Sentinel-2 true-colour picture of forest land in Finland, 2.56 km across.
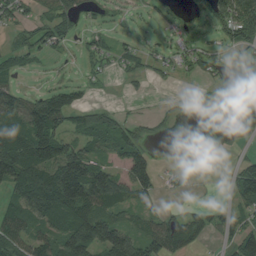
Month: August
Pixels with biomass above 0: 60%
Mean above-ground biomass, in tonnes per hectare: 55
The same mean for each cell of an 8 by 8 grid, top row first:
42 34 42 17 13 10 41 117
30 39 13 36 20 23 26 52
30 12 17 10 24 15 21 12
75 125 54 28 4 17 25 49
137 122 69 71 43 9 39 68
138 120 156 60 80 12 1 57
92 140 141 74 41 10 26 46
76 79 129 124 86 92 21 68
